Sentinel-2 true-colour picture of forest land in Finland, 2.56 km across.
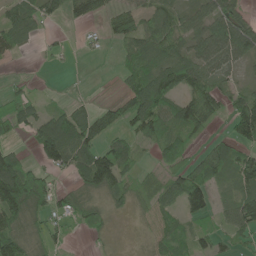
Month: June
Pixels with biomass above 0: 69%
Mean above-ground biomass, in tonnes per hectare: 61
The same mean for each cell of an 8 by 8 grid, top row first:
65 49 49 60 60 58 76 72
50 18 12 16 82 68 92 100
15 1 0 4 89 83 77 29
66 42 58 67 115 84 87 109
24 140 131 61 42 68 37 73
159 47 66 127 27 65 95 103
128 59 53 30 24 49 69 116
94 43 5 10 8 57 39 31
